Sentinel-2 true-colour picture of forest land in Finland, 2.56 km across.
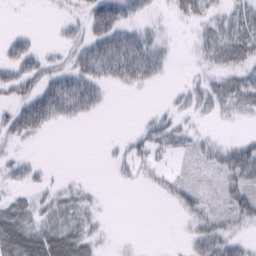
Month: February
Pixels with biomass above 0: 54%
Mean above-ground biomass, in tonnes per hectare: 20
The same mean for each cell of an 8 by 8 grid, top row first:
0 3 22 60 21 10 20 23
30 7 29 66 50 5 24 31
43 36 45 27 29 2 16 23
35 64 31 2 3 17 16 16
12 1 0 4 23 23 13 17
16 6 2 4 11 11 9 40
16 18 17 0 0 12 20 31
29 28 22 3 0 1 37 18
